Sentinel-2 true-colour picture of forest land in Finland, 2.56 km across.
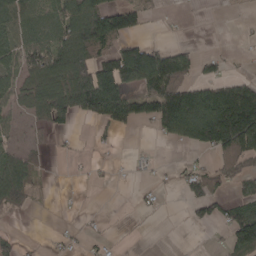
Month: April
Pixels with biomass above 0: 46%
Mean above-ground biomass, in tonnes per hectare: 59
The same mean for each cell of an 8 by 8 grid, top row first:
92 57 110 110 39 5 0 2
72 91 100 66 103 40 1 4
56 97 132 156 117 120 58 43
28 90 85 117 95 208 222 230
19 16 6 13 2 44 129 151
100 9 2 5 8 19 60 73
33 4 3 0 12 2 54 68
29 9 15 8 0 0 3 110
